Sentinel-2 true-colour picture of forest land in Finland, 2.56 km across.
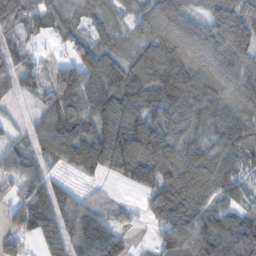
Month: November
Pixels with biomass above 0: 87%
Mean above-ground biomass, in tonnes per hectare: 83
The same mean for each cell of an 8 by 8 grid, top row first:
81 84 68 51 79 113 57 95
70 15 83 61 65 113 109 99
81 58 111 102 93 111 96 108
20 74 89 97 90 92 94 97
53 91 105 119 128 107 70 78
59 64 25 34 95 145 114 66
73 103 84 31 35 149 91 67
59 61 95 73 9 109 129 119
